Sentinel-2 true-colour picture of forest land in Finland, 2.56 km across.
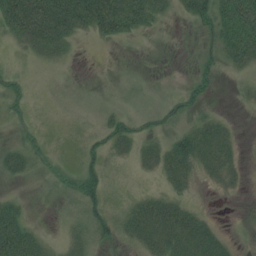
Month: July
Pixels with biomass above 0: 61%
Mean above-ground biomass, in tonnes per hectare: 25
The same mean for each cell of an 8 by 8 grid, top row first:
81 85 65 82 54 14 41 91
12 41 4 3 2 1 19 62
15 1 1 4 9 3 24 12
15 2 3 15 21 29 16 4
20 9 10 29 28 40 43 13
18 18 30 19 15 37 23 16
21 4 31 25 35 45 7 1
59 10 28 18 34 49 44 7
